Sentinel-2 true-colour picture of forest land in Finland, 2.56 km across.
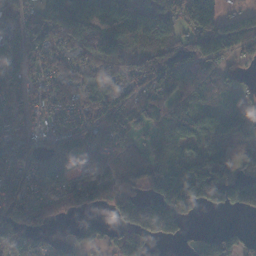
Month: November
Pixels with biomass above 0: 78%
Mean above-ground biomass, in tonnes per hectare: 89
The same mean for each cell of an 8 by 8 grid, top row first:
44 104 145 138 101 91 197 70
105 80 84 91 68 85 130 70
79 82 103 124 94 113 90 39
53 51 83 113 86 86 76 58
67 47 89 74 78 62 85 30
62 103 60 96 104 135 218 90
124 83 73 76 193 148 65 82
89 40 73 48 82 46 57 68
